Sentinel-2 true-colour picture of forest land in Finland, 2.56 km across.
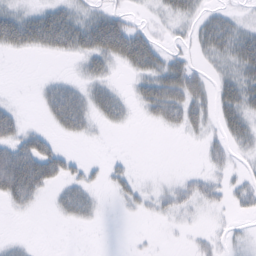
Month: February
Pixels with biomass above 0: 46%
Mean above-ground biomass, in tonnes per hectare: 22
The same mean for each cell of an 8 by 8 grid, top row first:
34 40 24 33 4 21 18 10
30 30 38 67 61 10 26 43
0 9 14 14 32 58 24 37
22 25 48 36 14 43 26 41
43 27 3 1 0 0 14 17
99 54 17 14 3 5 15 8
17 4 32 2 12 21 9 11
5 0 0 0 2 1 10 5
